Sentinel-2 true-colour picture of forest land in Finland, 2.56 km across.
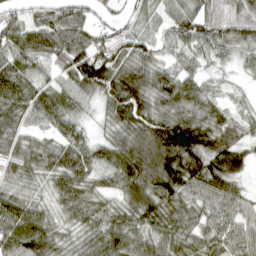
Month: April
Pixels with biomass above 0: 93%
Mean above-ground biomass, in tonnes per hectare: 72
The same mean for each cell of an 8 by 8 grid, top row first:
45 54 61 30 48 64 61 69
80 80 96 80 64 52 53 49
92 46 101 97 96 84 36 21
91 88 44 71 83 80 62 29
70 47 68 68 117 176 107 68
61 57 80 62 122 122 116 60
88 43 77 48 102 76 55 55
102 87 51 88 68 73 62 58
